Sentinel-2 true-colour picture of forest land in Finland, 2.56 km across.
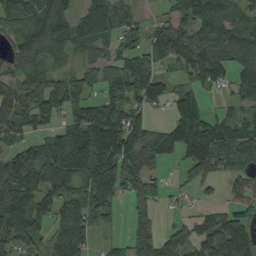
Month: September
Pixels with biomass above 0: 77%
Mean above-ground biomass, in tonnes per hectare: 88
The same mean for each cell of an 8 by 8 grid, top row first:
124 108 74 103 27 79 119 74
62 97 70 58 91 120 119 104
69 92 74 101 132 44 101 70
99 93 93 137 68 92 59 51
52 57 154 176 122 121 148 106
97 115 113 128 87 12 77 50
150 95 113 62 80 14 30 74
92 59 98 26 75 82 90 101
